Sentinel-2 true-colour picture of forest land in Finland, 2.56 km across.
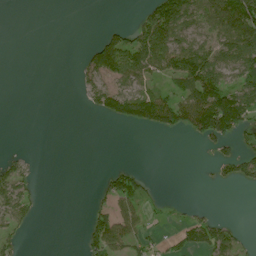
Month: July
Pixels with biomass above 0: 38%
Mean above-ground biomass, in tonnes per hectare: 43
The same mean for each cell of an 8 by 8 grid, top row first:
0 0 0 0 34 141 76 128
0 0 7 93 119 125 92 95
0 0 31 88 80 92 140 66
0 0 3 76 109 108 179 125
0 0 0 0 0 0 38 36
55 0 0 45 25 0 5 46
73 0 0 63 41 4 8 0
22 0 18 93 39 19 71 21
